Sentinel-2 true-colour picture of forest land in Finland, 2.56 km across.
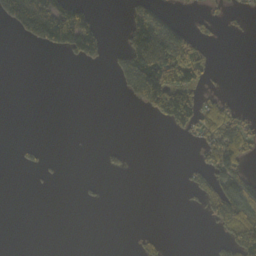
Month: October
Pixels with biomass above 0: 24%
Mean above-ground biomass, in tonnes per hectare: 41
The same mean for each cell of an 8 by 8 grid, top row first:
88 167 129 0 137 20 20 9
0 39 144 20 253 209 40 0
0 0 0 11 234 133 36 0
0 0 0 0 30 183 65 35
4 4 0 5 0 2 68 91
0 6 2 5 0 2 57 101
0 0 3 0 0 0 48 112
0 0 0 0 15 0 7 111
